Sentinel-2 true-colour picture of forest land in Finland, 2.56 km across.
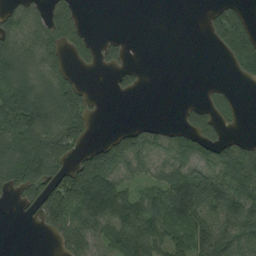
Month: August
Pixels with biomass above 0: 58%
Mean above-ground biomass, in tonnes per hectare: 72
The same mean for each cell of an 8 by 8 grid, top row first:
60 69 31 0 0 0 36 88
83 72 43 46 0 0 11 150
97 72 37 18 18 0 4 31
144 111 111 0 0 9 90 26
90 125 58 106 103 75 84 54
121 106 136 127 56 94 129 156
15 129 129 116 100 105 102 135
0 21 133 92 137 80 120 124
